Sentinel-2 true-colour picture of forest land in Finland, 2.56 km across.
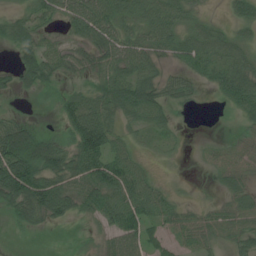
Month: July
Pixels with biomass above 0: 72%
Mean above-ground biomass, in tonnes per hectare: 45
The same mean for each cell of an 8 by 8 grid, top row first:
35 44 77 82 62 60 17 35
44 44 33 77 60 53 55 43
33 37 18 61 64 35 27 63
16 6 82 51 68 18 2 33
120 71 84 61 20 14 12 36
132 90 69 78 43 3 6 33
55 80 39 56 60 35 18 35
3 1 9 42 53 28 33 35
